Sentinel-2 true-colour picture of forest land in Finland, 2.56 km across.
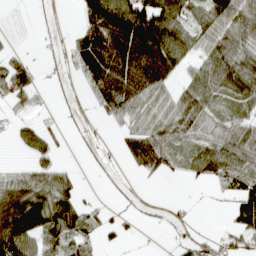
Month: April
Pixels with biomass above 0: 61%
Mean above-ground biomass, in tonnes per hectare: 59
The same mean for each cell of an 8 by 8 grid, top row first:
3 15 52 180 147 94 74 81
11 15 100 181 170 114 63 79
75 15 33 153 135 48 65 95
15 5 17 59 59 76 41 29
24 37 10 8 121 35 40 87
44 60 15 11 37 15 55 59
164 115 64 17 13 11 1 86
147 60 50 18 3 16 36 34
